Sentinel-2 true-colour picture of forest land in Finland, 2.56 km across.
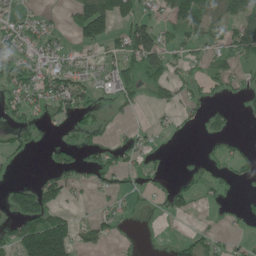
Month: June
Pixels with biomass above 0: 43%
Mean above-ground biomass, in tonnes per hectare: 45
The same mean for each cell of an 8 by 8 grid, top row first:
30 13 98 121 69 116 83 104
63 45 35 45 142 46 48 84
60 68 55 67 67 57 38 25
36 31 49 9 7 27 40 12
37 19 29 22 18 1 8 26
5 36 24 24 18 13 36 31
82 92 8 22 7 41 10 17
83 251 47 25 5 25 38 17
